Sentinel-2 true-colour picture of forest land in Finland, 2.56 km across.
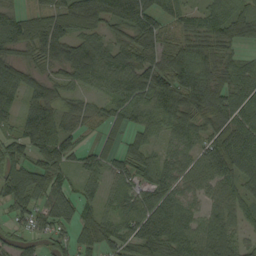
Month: September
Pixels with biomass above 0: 88%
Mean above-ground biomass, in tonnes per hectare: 72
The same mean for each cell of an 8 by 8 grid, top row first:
63 77 95 90 101 55 61 83
68 99 90 79 99 76 75 40
100 69 64 65 98 116 84 76
68 119 59 51 63 87 91 81
79 123 50 31 61 58 72 90
84 95 43 44 65 66 62 68
61 72 63 35 91 71 36 52
46 53 51 69 103 89 57 43
